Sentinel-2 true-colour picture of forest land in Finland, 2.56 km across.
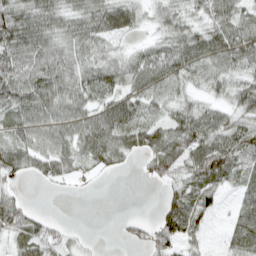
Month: April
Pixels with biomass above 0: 79%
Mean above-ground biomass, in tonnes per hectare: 50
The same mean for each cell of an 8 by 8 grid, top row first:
81 65 58 77 29 48 48 61
76 65 62 34 32 60 67 77
76 82 61 59 58 48 42 49
62 68 60 69 42 46 49 54
58 64 54 69 63 73 75 73
33 36 17 10 16 49 74 44
54 3 0 0 0 89 48 38
45 50 14 2 50 68 15 49
